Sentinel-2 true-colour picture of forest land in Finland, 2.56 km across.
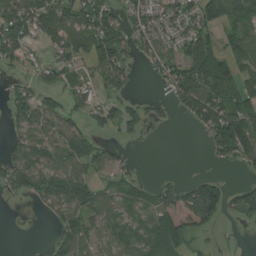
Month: August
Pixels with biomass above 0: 61%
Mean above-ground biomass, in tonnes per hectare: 57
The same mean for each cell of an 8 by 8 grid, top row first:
92 97 93 60 72 60 85 69
76 41 70 109 51 55 70 75
23 26 38 59 6 78 125 79
63 70 42 46 38 26 116 99
51 86 83 20 4 0 39 119
78 91 84 34 11 9 25 7
2 38 86 57 47 70 129 58
0 15 69 58 70 90 18 5
